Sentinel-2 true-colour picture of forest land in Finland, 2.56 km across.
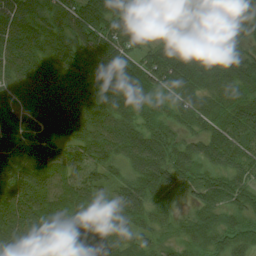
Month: August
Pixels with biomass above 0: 97%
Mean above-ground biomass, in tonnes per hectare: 70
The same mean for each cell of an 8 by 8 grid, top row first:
89 84 95 85 76 92 105 70
70 80 92 84 46 50 70 52
55 74 78 68 81 90 68 68
66 72 76 71 60 60 76 80
70 63 67 78 80 65 73 87
70 78 65 43 90 80 54 69
74 75 79 67 58 26 56 51
64 66 90 80 39 33 53 54
